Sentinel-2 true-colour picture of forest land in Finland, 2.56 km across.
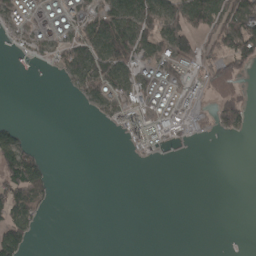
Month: April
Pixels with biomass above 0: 39%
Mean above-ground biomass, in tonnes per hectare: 45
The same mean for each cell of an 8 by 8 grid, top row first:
60 55 66 108 113 99 118 151
31 57 85 144 89 108 62 143
1 1 88 93 79 66 63 44
0 0 4 68 93 61 27 88
86 1 0 0 68 18 1 2
119 46 0 0 0 0 0 0
115 22 0 0 0 0 0 0
115 0 0 0 0 0 0 0
